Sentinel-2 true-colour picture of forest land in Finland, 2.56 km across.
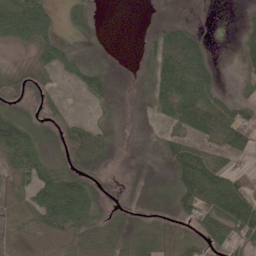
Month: June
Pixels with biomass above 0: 69%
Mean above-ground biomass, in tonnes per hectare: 44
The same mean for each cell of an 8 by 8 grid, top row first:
114 53 34 0 1 8 1 8
21 55 8 1 11 102 24 25
55 37 34 19 8 113 57 12
63 49 6 9 11 90 96 38
111 41 88 33 2 47 44 49
52 71 81 22 10 47 93 28
34 102 93 36 20 41 70 90
27 49 60 39 56 34 43 46
